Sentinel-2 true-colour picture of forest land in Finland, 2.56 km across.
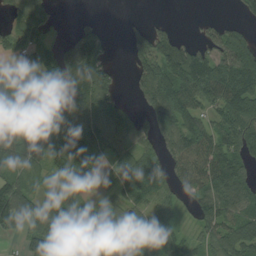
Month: August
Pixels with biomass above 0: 74%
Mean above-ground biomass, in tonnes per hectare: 89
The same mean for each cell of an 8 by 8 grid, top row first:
41 45 9 0 10 5 12 30
55 63 127 23 85 112 89 119
103 76 166 75 107 157 159 150
121 63 111 115 75 154 64 119
95 92 161 95 58 119 118 99
70 44 81 75 95 84 139 100
145 71 91 60 58 40 94 101
19 128 213 212 72 50 75 109
